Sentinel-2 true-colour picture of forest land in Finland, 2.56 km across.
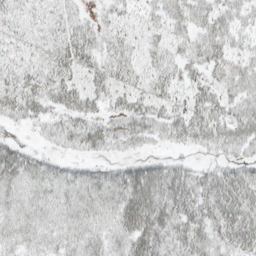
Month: April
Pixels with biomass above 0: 83%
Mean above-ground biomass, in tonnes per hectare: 36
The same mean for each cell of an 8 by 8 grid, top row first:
22 22 17 21 20 37 38 29
18 24 42 29 22 22 47 22
31 36 26 33 22 26 26 39
35 33 39 26 45 31 41 39
30 17 36 35 27 24 31 38
47 39 34 38 64 50 38 44
33 32 39 41 80 59 55 57
31 30 38 34 63 50 44 51
